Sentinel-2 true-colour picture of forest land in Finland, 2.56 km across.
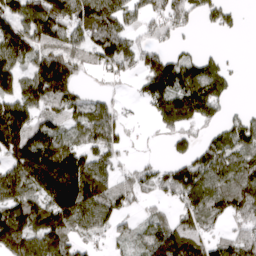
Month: April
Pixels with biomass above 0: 73%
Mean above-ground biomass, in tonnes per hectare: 107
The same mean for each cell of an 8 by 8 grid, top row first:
127 187 156 154 81 104 63 27
132 121 99 148 93 47 9 3
108 197 55 46 120 168 136 10
141 102 98 87 28 195 109 34
174 146 97 112 9 48 82 140
140 238 191 84 83 111 136 113
138 155 164 114 37 62 117 105
152 138 69 54 82 167 98 110
